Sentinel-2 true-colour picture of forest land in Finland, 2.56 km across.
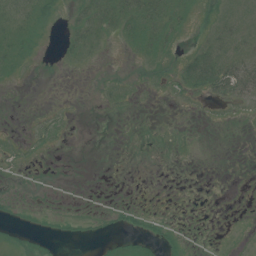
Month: July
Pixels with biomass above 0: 32%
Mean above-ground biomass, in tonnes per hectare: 6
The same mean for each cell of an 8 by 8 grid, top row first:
12 15 13 25 23 14 6 13
19 2 14 2 18 5 19 14
4 0 0 4 4 13 38 37
0 3 0 2 0 1 2 4
3 4 0 0 0 0 0 0
1 1 0 0 0 0 0 0
2 1 0 3 3 0 0 0
7 5 3 3 9 4 0 2
